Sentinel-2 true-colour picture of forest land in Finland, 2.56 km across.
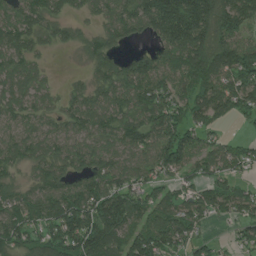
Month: June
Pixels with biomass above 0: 84%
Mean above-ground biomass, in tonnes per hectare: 100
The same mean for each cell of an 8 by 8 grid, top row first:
105 97 40 95 143 214 177 160
106 45 44 77 32 131 150 138
92 38 27 127 143 104 124 140
91 70 110 106 105 111 110 84
91 83 84 84 105 155 62 39
45 97 89 123 80 62 84 43
103 100 155 180 85 94 88 81
111 99 160 120 157 102 47 53
